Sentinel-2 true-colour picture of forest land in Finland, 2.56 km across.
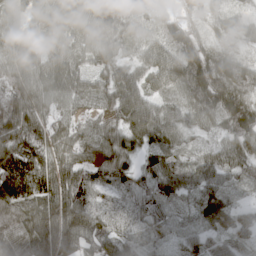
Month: April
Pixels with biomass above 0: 96%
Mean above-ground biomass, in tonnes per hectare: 75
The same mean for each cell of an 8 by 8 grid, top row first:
36 62 72 95 45 60 55 57
81 57 73 58 60 100 76 43
74 76 66 70 69 116 166 120
100 68 42 67 109 75 92 134
122 104 73 86 75 65 37 75
177 109 93 85 58 72 59 44
89 83 97 41 54 37 56 31
82 113 99 80 38 22 37 31
